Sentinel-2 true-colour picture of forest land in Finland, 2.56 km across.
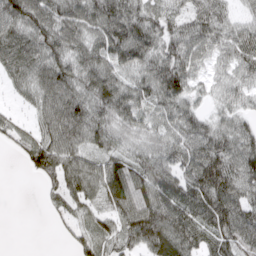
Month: March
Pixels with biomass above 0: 87%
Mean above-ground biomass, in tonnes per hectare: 63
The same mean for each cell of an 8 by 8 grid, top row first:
84 69 67 76 69 48 62 31
83 78 66 82 82 76 61 62
45 85 64 64 70 96 31 51
15 71 82 83 57 74 37 47
28 73 59 51 52 67 89 83
0 53 75 78 88 74 103 85
0 14 34 51 106 95 94 82
0 0 38 45 90 98 68 83
